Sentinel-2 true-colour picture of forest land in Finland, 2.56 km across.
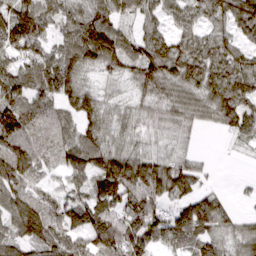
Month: March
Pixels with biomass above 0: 87%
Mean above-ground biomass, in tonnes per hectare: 93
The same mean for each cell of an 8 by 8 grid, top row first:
132 99 104 91 71 68 84 112
112 65 139 132 96 92 89 74
107 108 93 53 104 113 113 119
148 102 109 68 74 93 75 119
127 94 102 75 74 51 0 24
107 46 83 178 154 136 25 6
94 80 119 125 127 90 124 16
83 90 79 136 113 81 93 76
